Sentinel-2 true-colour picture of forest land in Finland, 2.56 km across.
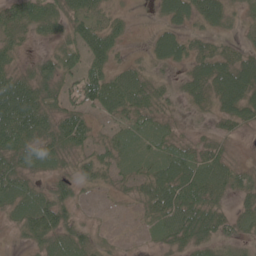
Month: June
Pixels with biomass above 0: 81%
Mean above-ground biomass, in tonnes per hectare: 40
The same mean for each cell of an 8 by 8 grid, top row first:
51 61 53 26 1 53 55 20
30 13 50 51 10 60 24 20
68 56 51 59 43 20 58 71
117 55 54 45 43 12 18 51
84 53 46 32 22 27 22 4
55 32 33 23 32 82 64 32
45 65 17 4 23 79 58 24
10 47 44 11 5 36 38 27
